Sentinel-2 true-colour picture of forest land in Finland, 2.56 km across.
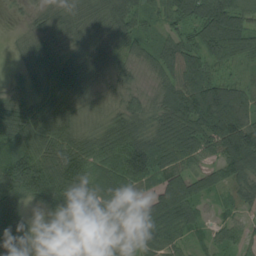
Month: August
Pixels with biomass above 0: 92%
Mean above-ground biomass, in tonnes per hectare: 67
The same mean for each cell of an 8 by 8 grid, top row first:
8 35 46 64 57 67 113 81
15 39 31 46 50 72 89 73
33 45 43 33 22 77 96 37
68 60 26 31 52 95 139 107
72 85 74 102 106 111 77 121
124 114 109 75 102 80 57 79
85 38 58 100 91 116 24 36
126 2 14 62 57 42 27 44
